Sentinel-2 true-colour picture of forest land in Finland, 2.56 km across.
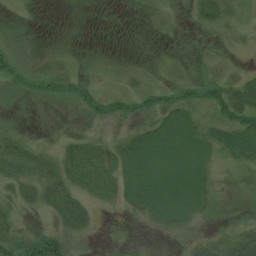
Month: July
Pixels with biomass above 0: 68%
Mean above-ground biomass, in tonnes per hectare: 23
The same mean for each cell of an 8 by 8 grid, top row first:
6 0 0 0 3 4 29 17
16 6 5 1 0 0 5 7
29 35 22 9 13 15 24 25
4 4 19 32 27 46 27 46
23 7 29 24 56 65 37 46
29 35 29 28 66 67 35 14
20 24 30 9 43 64 26 8
39 57 15 2 3 8 18 37
